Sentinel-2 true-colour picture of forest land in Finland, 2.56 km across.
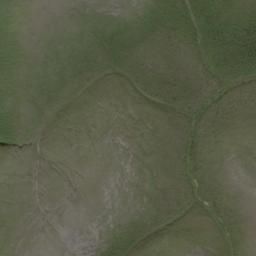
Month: September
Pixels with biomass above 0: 46%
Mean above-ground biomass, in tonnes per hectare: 8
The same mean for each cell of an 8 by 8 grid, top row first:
2 0 1 2 5 18 36 29
8 1 11 16 9 10 37 60
5 6 10 6 20 14 17 22
8 3 0 0 2 16 20 10
7 0 0 0 0 8 11 1
0 0 0 0 0 9 17 0
0 0 0 0 3 9 16 5
0 0 0 3 6 0 2 7
